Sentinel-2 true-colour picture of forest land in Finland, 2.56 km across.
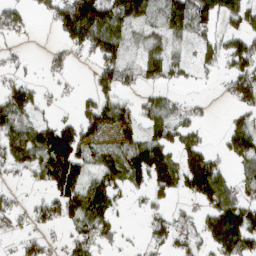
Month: March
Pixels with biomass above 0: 63%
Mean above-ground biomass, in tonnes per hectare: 72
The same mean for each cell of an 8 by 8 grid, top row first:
55 41 194 116 77 104 119 94
17 18 65 105 61 33 60 98
50 21 5 80 51 33 12 98
95 19 55 97 68 53 11 62
94 127 115 63 120 86 34 108
27 108 115 88 109 105 169 43
33 61 126 77 23 29 78 127
32 40 62 46 25 59 88 157
